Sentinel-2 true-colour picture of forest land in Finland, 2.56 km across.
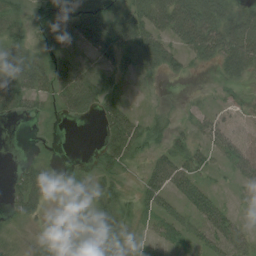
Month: August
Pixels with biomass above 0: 62%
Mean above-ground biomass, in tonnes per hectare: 29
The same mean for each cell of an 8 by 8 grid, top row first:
23 19 32 25 49 92 69 42
36 24 17 39 58 39 69 78
51 41 66 12 12 10 1 29
29 14 42 35 11 8 16 11
0 5 0 40 28 27 27 31
16 33 11 27 26 59 12 31
25 14 25 28 23 24 45 6
7 14 50 35 14 21 30 32
